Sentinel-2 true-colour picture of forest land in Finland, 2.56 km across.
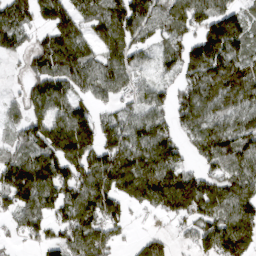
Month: March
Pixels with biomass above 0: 80%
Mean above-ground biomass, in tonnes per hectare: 110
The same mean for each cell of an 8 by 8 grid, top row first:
132 113 78 156 131 140 131 90
72 126 106 100 77 92 200 106
15 133 103 58 58 77 161 144
45 117 96 57 93 115 117 115
55 139 181 123 128 98 132 120
176 175 128 146 172 152 95 102
116 115 140 102 72 135 105 143
27 80 122 72 59 32 120 135
